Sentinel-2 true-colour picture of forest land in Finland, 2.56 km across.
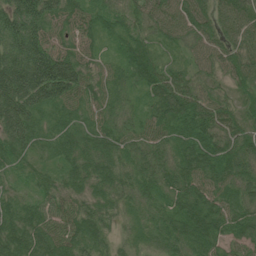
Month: June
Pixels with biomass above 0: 99%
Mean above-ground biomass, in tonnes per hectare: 60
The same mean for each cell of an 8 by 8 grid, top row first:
81 70 65 53 57 72 61 77
75 73 54 20 58 38 58 69
105 124 81 45 66 70 46 61
92 46 47 46 39 85 84 54
58 36 51 60 56 62 86 75
25 31 49 59 49 67 69 64
47 51 56 48 34 59 75 62
66 66 67 32 27 61 71 59
